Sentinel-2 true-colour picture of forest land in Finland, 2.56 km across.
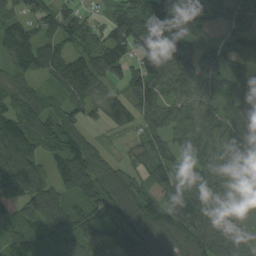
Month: September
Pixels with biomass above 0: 93%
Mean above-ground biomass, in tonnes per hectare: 85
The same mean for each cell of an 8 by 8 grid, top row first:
62 73 68 50 83 136 70 74
114 69 76 134 88 117 62 88
65 45 110 62 135 86 89 76
82 79 64 66 83 77 76 74
129 96 121 13 65 69 108 95
120 73 126 89 70 91 101 82
67 113 72 99 104 106 106 86
59 58 92 68 82 81 107 89
